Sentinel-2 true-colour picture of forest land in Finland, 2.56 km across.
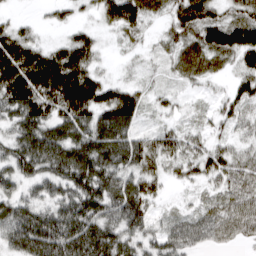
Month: March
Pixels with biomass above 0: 90%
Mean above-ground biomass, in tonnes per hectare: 80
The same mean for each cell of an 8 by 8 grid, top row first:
20 17 25 99 70 68 85 70
134 57 106 10 17 47 95 138
155 163 167 34 21 28 33 49
109 94 147 152 46 25 18 40
91 152 148 158 68 55 36 26
92 89 168 107 94 32 47 59
94 76 119 94 83 17 42 64
105 144 160 119 63 80 53 38
